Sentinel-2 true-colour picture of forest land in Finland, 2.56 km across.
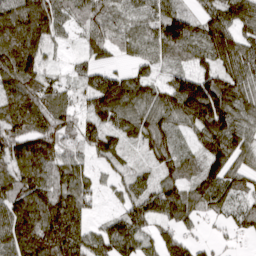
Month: March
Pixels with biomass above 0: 89%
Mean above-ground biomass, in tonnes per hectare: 87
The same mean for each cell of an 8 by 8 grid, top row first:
135 134 61 69 66 56 68 99
181 64 31 63 66 111 118 98
112 71 41 87 74 82 110 111
112 109 59 125 107 119 202 112
106 115 70 82 66 55 104 96
95 104 81 37 50 68 91 67
106 125 84 18 89 92 47 52
110 154 90 97 64 70 18 22
